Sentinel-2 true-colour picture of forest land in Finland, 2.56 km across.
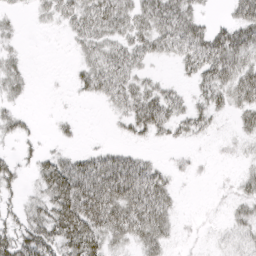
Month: April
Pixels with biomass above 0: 64%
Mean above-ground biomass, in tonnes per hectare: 31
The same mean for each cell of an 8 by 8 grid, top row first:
11 19 44 51 44 58 11 42
14 0 22 35 34 41 59 64
30 1 22 45 26 11 41 55
21 1 2 15 61 33 33 33
15 5 7 8 12 14 5 12
23 53 68 72 57 13 3 14
20 50 86 71 62 17 2 21
51 57 78 38 43 12 4 24
